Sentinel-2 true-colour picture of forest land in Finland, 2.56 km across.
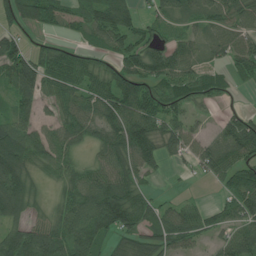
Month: July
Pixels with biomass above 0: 79%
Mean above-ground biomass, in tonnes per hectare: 68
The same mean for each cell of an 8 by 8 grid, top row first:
49 86 52 104 34 50 54 56
65 35 38 61 87 69 48 70
99 84 77 89 93 82 48 23
71 25 75 92 102 62 17 35
115 76 44 84 120 62 43 100
127 32 62 85 46 7 38 87
77 32 100 154 74 47 36 80
104 93 89 50 72 74 33 70
